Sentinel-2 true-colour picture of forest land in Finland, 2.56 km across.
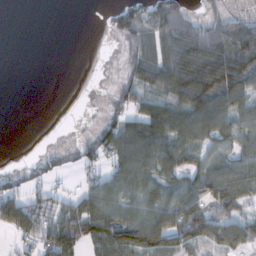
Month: November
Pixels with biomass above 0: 62%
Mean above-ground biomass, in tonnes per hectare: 58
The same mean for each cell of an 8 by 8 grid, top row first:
0 0 0 36 87 110 31 26
0 0 0 1 63 126 146 117
0 0 0 8 88 134 173 106
0 0 1 39 80 93 113 59
0 1 29 90 109 80 52 47
32 38 24 62 77 60 77 55
114 66 74 89 70 71 79 42
37 88 88 137 119 73 63 42
